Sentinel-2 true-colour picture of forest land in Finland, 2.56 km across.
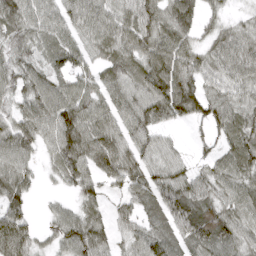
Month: April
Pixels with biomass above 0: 86%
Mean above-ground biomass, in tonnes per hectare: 73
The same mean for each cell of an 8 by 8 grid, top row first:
101 82 89 73 98 113 36 20
64 58 64 82 79 81 54 86
69 75 55 69 89 103 67 86
59 106 100 75 108 101 78 77
94 62 123 101 64 26 29 77
88 17 80 73 69 76 59 68
72 19 49 31 58 102 78 74
124 31 105 49 82 68 92 63
